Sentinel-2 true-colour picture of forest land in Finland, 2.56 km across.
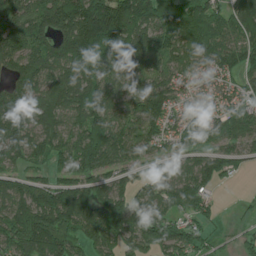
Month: June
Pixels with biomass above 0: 89%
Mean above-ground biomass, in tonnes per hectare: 130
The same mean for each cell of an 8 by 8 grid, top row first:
162 188 222 293 193 157 132 170
151 149 218 200 164 116 140 133
121 125 205 106 108 71 54 79
196 145 157 118 130 67 84 119
144 113 132 165 87 77 114 82
92 73 121 101 67 83 125 42
127 219 187 189 134 92 71 10
150 228 131 107 135 145 53 42
